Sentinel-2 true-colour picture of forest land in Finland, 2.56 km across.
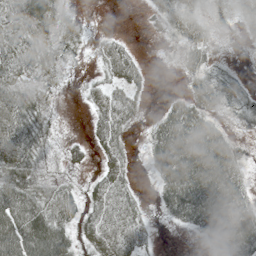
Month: May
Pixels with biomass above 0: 74%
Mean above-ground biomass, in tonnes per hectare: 45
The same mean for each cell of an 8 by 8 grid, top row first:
76 60 11 0 10 44 25 30
71 38 22 44 3 17 31 7
50 25 8 42 23 3 36 13
79 23 4 76 15 58 44 29
83 19 21 52 20 105 95 32
67 19 14 56 5 104 106 47
97 63 53 79 28 65 88 72
118 103 40 75 35 0 23 73
